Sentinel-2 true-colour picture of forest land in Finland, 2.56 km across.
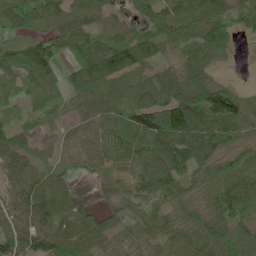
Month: June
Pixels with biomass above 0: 88%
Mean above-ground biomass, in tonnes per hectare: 64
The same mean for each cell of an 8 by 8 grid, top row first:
66 72 69 37 40 82 84 43
55 79 63 85 85 45 83 13
44 66 75 89 68 63 64 4
26 43 37 67 98 130 113 91
77 23 35 70 99 114 102 53
65 61 19 37 76 77 55 73
65 101 45 28 45 44 50 65
82 96 74 43 41 55 74 69
